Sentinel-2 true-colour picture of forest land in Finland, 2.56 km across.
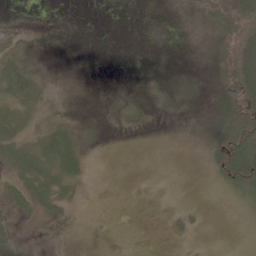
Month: June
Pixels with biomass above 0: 46%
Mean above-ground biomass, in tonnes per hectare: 9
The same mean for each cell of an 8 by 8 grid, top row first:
0 0 0 0 1 1 13 22
15 1 0 0 1 2 3 17
49 7 1 1 3 5 3 25
24 8 4 6 7 5 3 20
31 35 19 1 2 4 6 49
24 31 16 0 2 1 4 47
16 21 5 1 3 4 1 5
12 2 0 1 1 3 2 1
